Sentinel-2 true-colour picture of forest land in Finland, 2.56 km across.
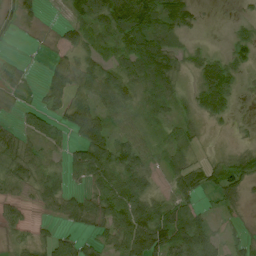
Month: July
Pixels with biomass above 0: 74%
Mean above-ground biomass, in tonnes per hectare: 42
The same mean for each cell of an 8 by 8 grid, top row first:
26 1 40 103 134 63 3 8
1 9 46 35 89 29 11 30
27 38 39 52 68 36 70 18
10 33 72 50 34 27 47 4
56 31 69 79 45 40 3 8
42 33 43 63 54 48 50 53
24 21 48 61 70 56 13 16
16 34 38 42 122 92 59 24
